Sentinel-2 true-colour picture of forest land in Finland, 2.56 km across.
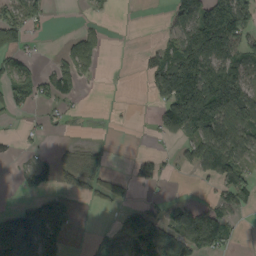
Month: September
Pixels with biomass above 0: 48%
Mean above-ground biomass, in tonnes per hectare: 61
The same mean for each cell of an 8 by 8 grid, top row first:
73 28 4 6 0 68 123 130
57 3 51 1 14 80 161 86
89 46 35 1 29 217 192 109
29 18 4 1 1 189 214 135
13 10 15 4 1 30 150 109
11 47 65 32 37 10 56 67
43 103 8 27 42 37 47 43
144 133 0 35 129 113 121 11
